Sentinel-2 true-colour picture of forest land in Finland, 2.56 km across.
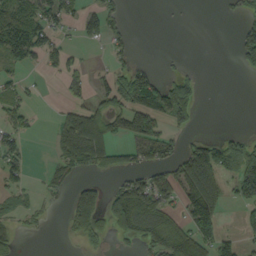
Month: September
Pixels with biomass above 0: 41%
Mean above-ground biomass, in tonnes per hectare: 51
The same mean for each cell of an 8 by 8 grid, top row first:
97 81 46 48 0 2 0 30
112 65 16 22 0 1 0 67
38 7 44 67 102 71 0 2
57 1 78 82 126 106 0 0
44 15 150 92 95 35 82 68
33 28 26 26 61 89 141 105
43 17 122 91 102 42 67 37
21 2 35 32 60 82 31 45
